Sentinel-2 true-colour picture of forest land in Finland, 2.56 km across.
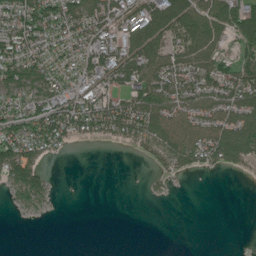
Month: July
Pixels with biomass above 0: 59%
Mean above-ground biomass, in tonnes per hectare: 65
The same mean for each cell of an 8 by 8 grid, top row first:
100 99 113 91 103 135 102 98
112 80 71 105 118 95 80 45
91 81 66 87 91 106 90 91
86 114 126 117 119 81 79 100
161 130 29 31 80 109 128 149
127 37 0 0 7 35 13 18
26 19 0 0 0 0 0 0
0 0 0 0 0 0 0 0
